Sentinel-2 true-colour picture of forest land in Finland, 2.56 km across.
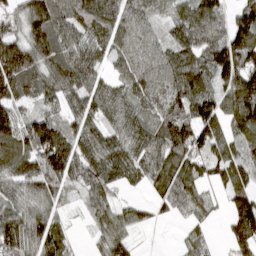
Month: March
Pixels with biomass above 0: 87%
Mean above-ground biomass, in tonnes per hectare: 84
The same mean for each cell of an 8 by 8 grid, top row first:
59 120 93 80 61 59 112 79
126 106 77 69 55 75 79 120
151 104 94 48 82 120 86 126
86 63 73 71 67 141 124 147
120 168 80 79 75 128 100 71
84 126 66 70 58 92 61 86
76 72 21 71 35 46 59 84
117 134 13 89 4 11 38 88
